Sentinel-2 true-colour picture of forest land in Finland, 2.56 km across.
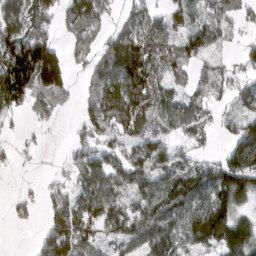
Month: March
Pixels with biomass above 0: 71%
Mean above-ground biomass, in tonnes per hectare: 79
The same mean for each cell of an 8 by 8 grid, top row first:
121 59 123 47 75 61 69 44
144 113 48 82 93 80 71 36
158 138 29 105 112 49 69 52
57 49 48 103 64 85 43 48
15 7 62 69 74 48 25 130
4 12 71 105 92 99 107 176
27 51 100 96 79 109 139 82
0 116 130 56 95 98 115 173
